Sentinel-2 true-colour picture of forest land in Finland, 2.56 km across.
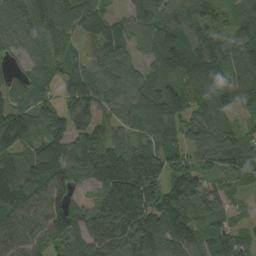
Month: September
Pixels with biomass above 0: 92%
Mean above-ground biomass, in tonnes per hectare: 103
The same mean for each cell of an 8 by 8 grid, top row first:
93 97 87 51 84 102 97 74
72 64 57 118 77 156 105 75
57 68 111 97 68 125 111 91
128 102 129 72 91 118 95 58
126 121 84 86 80 85 82 102
141 176 74 183 169 91 60 93
150 156 69 148 149 155 85 25
141 121 98 148 149 163 85 69
